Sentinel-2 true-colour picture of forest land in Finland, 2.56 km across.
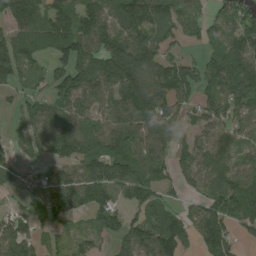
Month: August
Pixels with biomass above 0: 80%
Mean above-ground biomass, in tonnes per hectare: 92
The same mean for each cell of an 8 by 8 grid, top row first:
107 88 98 91 132 95 62 120
104 67 106 146 126 53 57 144
56 72 121 134 135 121 99 172
45 79 101 112 143 88 102 100
58 101 115 120 105 48 91 71
49 79 120 134 96 63 107 118
36 110 72 56 74 37 90 103
114 36 43 49 110 98 91 45
